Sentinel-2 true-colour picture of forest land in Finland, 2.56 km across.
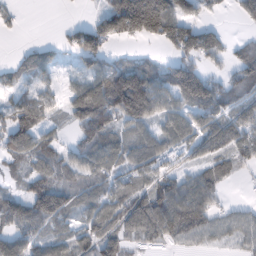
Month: February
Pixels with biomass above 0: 71%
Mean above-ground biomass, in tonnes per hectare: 83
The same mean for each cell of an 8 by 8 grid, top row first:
19 0 1 127 293 149 27 53
8 31 116 44 11 108 112 47
37 33 55 155 160 144 126 78
85 60 113 159 171 81 106 76
93 52 71 90 80 74 100 118
45 110 64 83 91 69 80 26
74 173 64 90 117 129 89 28
84 75 69 111 50 63 43 44
